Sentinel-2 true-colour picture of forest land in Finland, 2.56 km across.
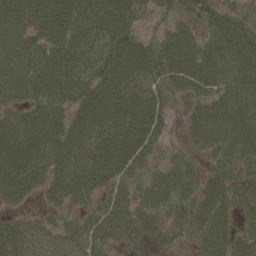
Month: May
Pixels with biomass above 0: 89%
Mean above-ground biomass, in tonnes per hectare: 41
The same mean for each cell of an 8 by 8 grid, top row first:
39 48 70 79 26 37 39 38
29 41 59 56 52 56 27 54
33 48 50 60 52 47 40 35
31 45 45 57 60 11 34 39
55 61 46 56 47 12 35 45
68 46 45 45 22 34 29 30
19 26 31 33 26 33 46 27
58 44 37 29 20 21 43 36
